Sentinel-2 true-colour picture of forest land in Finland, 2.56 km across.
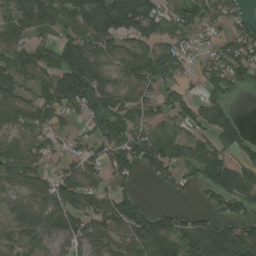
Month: August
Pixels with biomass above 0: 79%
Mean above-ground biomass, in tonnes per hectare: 89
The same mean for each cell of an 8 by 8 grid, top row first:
86 119 135 160 142 98 86 41
64 65 144 95 105 96 52 104
77 69 175 91 116 73 86 69
105 90 54 108 84 71 89 17
80 61 47 85 110 75 83 86
96 67 106 70 35 54 87 111
66 105 115 105 49 33 56 75
75 71 89 75 110 130 155 142
